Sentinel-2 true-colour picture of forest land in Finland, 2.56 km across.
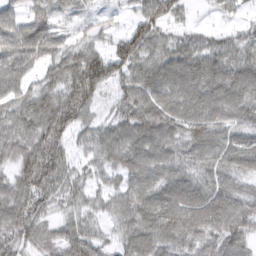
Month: March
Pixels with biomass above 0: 88%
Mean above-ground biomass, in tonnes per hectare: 66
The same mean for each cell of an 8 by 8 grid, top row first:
50 63 35 18 53 36 6 16
84 74 52 51 77 62 56 60
69 46 107 66 71 80 88 76
61 95 87 38 77 81 82 70
83 102 30 75 90 71 84 69
59 90 43 43 77 74 68 65
78 46 48 49 85 95 98 73
72 59 87 37 78 77 61 67
